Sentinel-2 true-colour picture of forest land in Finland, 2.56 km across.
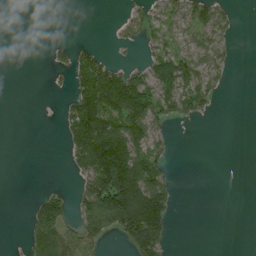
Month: July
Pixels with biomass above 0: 38%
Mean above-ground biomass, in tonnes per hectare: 45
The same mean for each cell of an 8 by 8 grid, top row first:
0 0 0 2 33 38 76 13
0 14 24 13 33 61 98 7
0 7 57 86 69 132 78 0
0 0 98 94 113 60 22 0
0 0 110 168 116 12 0 0
0 0 52 176 129 16 0 0
0 74 60 192 223 31 0 0
0 50 70 22 165 7 0 0
